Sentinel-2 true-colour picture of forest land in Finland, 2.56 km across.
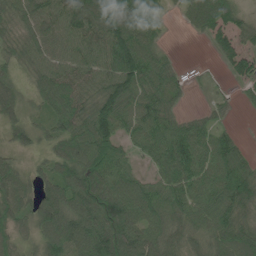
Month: June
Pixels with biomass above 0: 85%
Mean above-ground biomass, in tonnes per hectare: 68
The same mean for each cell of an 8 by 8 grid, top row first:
58 87 93 115 105 11 102 44
54 69 85 100 88 7 15 60
38 77 75 95 99 54 8 38
44 55 74 100 88 48 26 7
37 34 90 88 65 96 75 36
54 49 93 97 40 81 81 90
51 83 87 95 103 62 65 81
33 57 96 108 96 49 53 92
